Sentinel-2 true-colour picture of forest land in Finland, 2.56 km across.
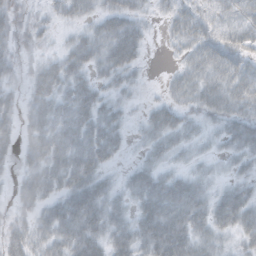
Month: October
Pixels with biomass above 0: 81%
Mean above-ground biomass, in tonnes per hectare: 33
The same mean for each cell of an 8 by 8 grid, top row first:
18 14 26 39 18 31 25 33
20 10 38 53 21 21 44 38
14 51 34 26 7 23 45 47
26 46 47 28 14 32 31 37
27 52 46 38 21 31 13 39
18 46 49 14 40 29 17 19
19 31 57 35 43 59 40 51
33 41 53 39 43 57 36 25
